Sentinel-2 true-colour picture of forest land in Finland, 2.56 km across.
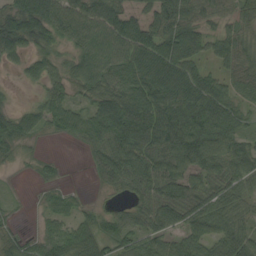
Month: August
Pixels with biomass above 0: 82%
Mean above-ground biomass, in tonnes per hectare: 59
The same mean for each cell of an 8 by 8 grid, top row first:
83 92 77 76 59 97 50 42
56 42 51 74 84 90 40 57
7 47 55 72 91 85 53 51
40 64 54 99 94 90 93 52
46 4 25 81 85 95 92 62
3 10 0 57 81 72 66 69
6 28 25 22 57 84 74 48
31 52 72 55 62 54 70 78
